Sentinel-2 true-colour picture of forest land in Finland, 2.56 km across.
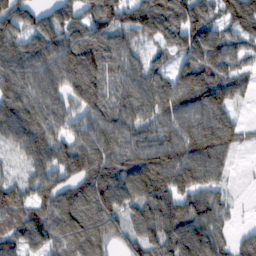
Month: February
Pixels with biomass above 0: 88%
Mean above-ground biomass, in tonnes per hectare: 100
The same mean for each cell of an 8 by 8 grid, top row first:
94 60 85 125 125 112 80 143
98 110 121 102 52 87 134 81
118 107 117 82 108 102 141 79
116 113 78 94 95 126 134 21
82 107 99 116 109 128 140 43
43 103 114 119 132 122 101 4
122 95 108 125 114 109 116 13
94 96 102 84 99 127 125 57
